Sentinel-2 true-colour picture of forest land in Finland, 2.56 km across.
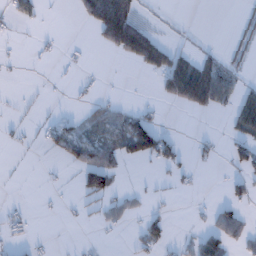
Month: January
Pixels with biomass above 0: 26%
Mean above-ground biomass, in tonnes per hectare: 23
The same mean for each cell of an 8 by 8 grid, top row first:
42 3 26 116 8 0 0 9
2 5 4 46 71 15 6 17
1 2 12 1 2 99 104 19
5 7 10 35 18 7 30 55
7 24 56 49 104 27 14 42
1 2 30 46 3 14 1 28
6 2 10 24 13 2 10 32
17 3 1 2 38 10 49 37
